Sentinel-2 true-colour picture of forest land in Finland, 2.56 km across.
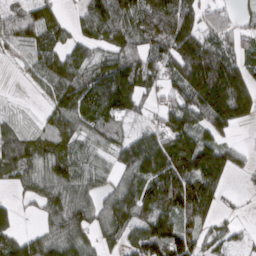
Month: March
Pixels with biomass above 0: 80%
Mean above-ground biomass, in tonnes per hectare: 104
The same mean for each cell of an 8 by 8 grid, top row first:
95 91 62 153 135 167 72 37
73 104 74 92 101 161 140 60
8 87 119 198 131 109 237 145
17 58 127 139 43 115 152 129
127 91 87 73 127 149 126 33
86 99 102 66 126 174 168 24
42 97 128 123 128 152 109 15
90 101 113 71 137 165 71 33
